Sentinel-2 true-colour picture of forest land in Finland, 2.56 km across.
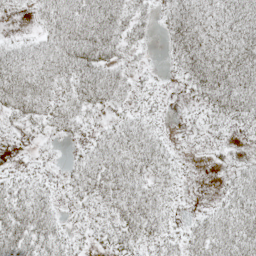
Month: May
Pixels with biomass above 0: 75%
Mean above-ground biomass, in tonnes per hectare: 26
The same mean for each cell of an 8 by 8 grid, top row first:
4 34 47 43 16 32 28 41
24 33 52 33 10 26 35 47
45 32 47 36 10 8 47 48
27 26 27 15 16 2 21 35
3 7 10 38 37 7 14 6
13 8 29 42 29 14 1 25
37 26 13 22 39 8 11 36
45 33 12 21 25 18 37 40
